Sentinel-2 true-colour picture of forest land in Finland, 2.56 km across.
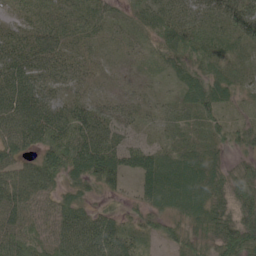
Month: June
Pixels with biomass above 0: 93%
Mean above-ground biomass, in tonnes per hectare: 49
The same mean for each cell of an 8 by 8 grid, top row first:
32 42 50 29 43 74 64 101
57 70 37 12 16 56 43 30
68 55 29 8 10 27 60 25
83 69 59 46 22 27 62 17
62 66 76 65 33 25 35 38
72 71 47 60 50 62 52 42
69 51 43 19 35 49 59 53
60 56 85 73 22 39 41 82
